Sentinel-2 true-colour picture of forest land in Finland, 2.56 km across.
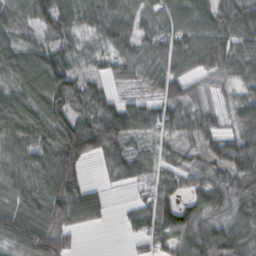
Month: October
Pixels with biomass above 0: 89%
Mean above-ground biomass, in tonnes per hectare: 61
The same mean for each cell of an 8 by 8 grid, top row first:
60 71 58 59 52 62 70 80
54 75 37 46 51 71 89 65
64 128 62 31 43 63 35 43
98 118 71 87 60 60 42 55
62 78 135 95 30 44 52 78
46 64 63 33 42 37 55 91
50 68 81 11 49 55 69 68
54 67 8 0 37 66 83 73
